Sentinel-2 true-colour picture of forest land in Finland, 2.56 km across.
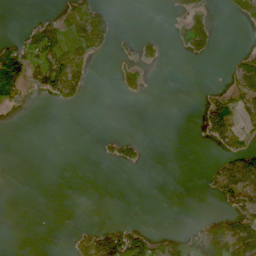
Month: June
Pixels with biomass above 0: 22%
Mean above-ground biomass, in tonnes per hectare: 25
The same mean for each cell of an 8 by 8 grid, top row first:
0 12 61 29 0 22 40 32
48 75 63 27 27 21 50 7
99 80 62 9 30 0 0 41
7 0 3 0 0 0 60 46
0 0 0 17 11 0 17 35
0 0 0 0 0 0 15 72
0 0 0 0 0 0 1 42
0 0 32 84 62 30 125 108
